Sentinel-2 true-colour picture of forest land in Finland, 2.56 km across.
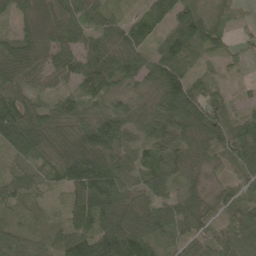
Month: May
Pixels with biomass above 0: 93%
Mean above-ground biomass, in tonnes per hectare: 74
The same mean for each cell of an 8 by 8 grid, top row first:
57 64 77 46 55 79 68 41
81 77 79 75 67 103 50 28
81 46 72 75 64 110 40 19
130 65 54 64 49 115 94 43
108 80 81 83 47 60 88 118
63 41 134 122 66 62 41 81
35 15 77 128 91 90 60 93
93 39 102 154 93 44 62 116
